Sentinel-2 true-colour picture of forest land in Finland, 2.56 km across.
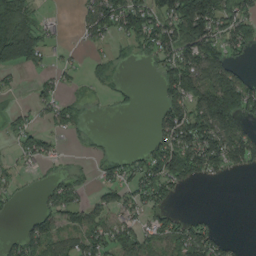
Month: August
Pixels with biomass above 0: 53%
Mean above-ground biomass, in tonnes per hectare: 68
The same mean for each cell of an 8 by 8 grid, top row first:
147 11 38 130 109 149 162 106
178 40 16 22 68 127 123 73
16 29 15 40 0 135 126 86
24 35 29 10 4 107 188 148
30 49 11 7 16 140 169 132
27 17 27 42 90 127 69 15
10 62 69 42 59 27 0 0
44 92 75 98 80 98 105 11
